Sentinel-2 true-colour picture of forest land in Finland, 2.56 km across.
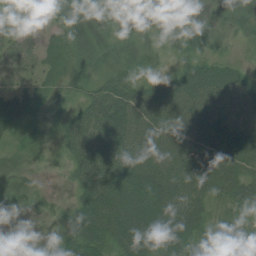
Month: July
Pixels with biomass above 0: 91%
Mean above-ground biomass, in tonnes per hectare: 52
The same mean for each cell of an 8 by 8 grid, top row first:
46 14 10 10 21 16 19 26
49 35 23 21 24 21 20 11
14 32 27 50 39 63 96 54
60 23 45 92 74 79 88 56
25 19 81 98 79 68 85 93
24 4 64 121 118 83 99 86
19 14 70 97 106 96 57 54
6 11 71 67 90 90 42 41
